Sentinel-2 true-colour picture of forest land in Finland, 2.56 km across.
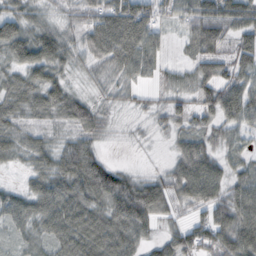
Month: October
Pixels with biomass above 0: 87%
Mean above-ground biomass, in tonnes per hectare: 57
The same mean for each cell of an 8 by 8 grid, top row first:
53 26 40 95 89 55 80 79
66 79 49 97 96 10 53 74
46 64 12 37 34 37 71 70
52 50 57 18 16 45 62 90
48 33 60 5 5 34 52 39
8 69 99 84 26 67 95 41
59 73 74 89 111 44 62 61
29 53 82 91 47 53 70 74
